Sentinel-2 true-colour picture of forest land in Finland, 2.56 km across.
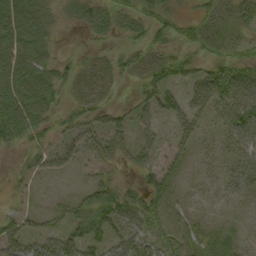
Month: September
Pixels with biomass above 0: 62%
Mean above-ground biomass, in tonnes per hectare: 28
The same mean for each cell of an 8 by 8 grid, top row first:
47 29 25 34 30 24 26 31
49 25 6 15 32 21 22 19
60 45 27 24 28 28 54 52
66 38 26 25 24 31 28 64
20 17 31 31 24 25 9 35
9 13 6 16 19 22 17 32
11 11 27 57 48 12 6 9
43 34 48 33 29 21 19 10
